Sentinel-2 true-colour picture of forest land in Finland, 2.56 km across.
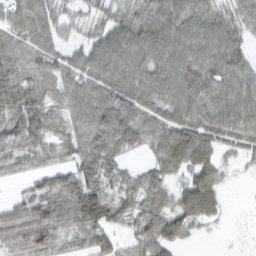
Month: February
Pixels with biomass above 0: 86%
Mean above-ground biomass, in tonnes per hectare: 52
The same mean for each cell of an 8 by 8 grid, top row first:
49 44 25 36 49 64 50 47
52 45 36 67 64 64 58 41
66 48 52 66 59 66 67 67
77 56 49 75 58 60 67 74
64 49 54 62 45 90 65 47
26 44 62 43 36 37 61 8
39 69 101 68 54 54 60 2
55 60 35 35 53 44 5 4
